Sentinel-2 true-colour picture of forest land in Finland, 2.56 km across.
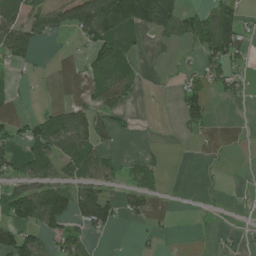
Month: July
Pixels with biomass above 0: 42%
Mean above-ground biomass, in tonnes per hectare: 47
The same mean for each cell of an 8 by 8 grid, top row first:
61 73 125 176 178 106 52 63
95 7 20 131 18 20 81 71
17 3 11 101 16 14 55 39
12 26 47 54 1 21 51 0
36 85 80 23 6 2 9 1
44 57 71 46 36 0 6 1
105 143 127 76 55 1 6 2
112 55 67 5 14 4 7 14
